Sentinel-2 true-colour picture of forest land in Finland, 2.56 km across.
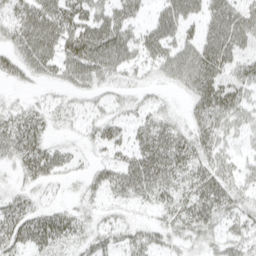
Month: April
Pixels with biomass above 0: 73%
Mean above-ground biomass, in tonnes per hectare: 31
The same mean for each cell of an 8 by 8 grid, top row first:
32 53 44 44 18 46 32 37
34 45 56 59 35 43 39 31
19 18 36 27 12 35 36 27
22 23 18 20 21 12 30 34
41 27 12 28 39 46 30 17
13 31 13 34 56 42 40 27
34 21 19 17 15 35 44 25
39 49 29 31 35 27 23 29
